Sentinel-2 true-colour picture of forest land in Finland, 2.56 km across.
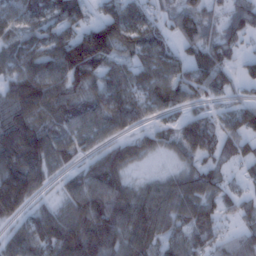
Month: January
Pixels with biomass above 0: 83%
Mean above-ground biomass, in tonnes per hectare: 81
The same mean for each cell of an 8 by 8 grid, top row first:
73 95 70 83 63 56 50 91
73 94 141 98 97 53 87 38
93 117 95 85 81 91 94 45
108 88 84 104 60 49 43 63
142 103 65 62 51 61 76 63
144 59 63 102 22 52 65 21
95 50 111 131 114 93 85 50
69 109 157 131 115 60 63 49
